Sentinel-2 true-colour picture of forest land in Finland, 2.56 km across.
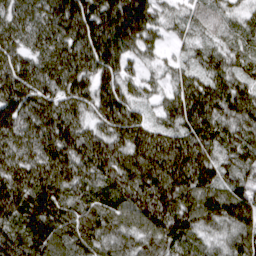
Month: March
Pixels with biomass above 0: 97%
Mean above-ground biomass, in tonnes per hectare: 119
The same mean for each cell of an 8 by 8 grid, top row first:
105 138 183 171 145 51 65 47
112 123 147 154 75 31 65 65
159 123 128 106 62 69 107 97
142 136 94 146 49 117 153 129
139 155 144 126 157 147 134 105
161 155 120 134 159 182 127 97
133 121 108 103 141 156 129 148
122 116 112 99 98 104 61 114
